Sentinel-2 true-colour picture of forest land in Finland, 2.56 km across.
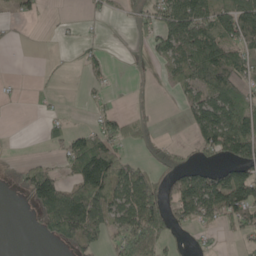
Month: May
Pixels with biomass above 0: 47%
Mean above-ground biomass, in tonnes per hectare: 51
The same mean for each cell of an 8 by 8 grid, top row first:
21 3 4 13 35 125 82 114
5 1 12 2 21 79 105 66
3 2 8 12 3 48 89 87
1 7 2 24 10 3 112 106
0 17 72 65 30 13 72 124
23 62 99 141 62 46 88 78
1 107 139 100 152 62 115 106
0 23 85 39 123 20 7 18
